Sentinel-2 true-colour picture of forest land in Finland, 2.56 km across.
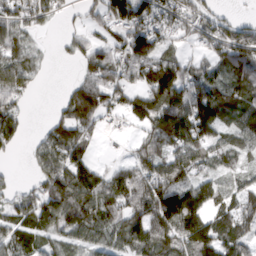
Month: March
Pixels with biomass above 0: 77%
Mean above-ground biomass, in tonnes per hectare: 76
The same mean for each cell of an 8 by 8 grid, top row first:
79 64 28 88 84 79 71 24
73 10 58 71 122 30 64 129
86 8 58 80 75 120 80 73
70 14 131 60 91 109 87 74
51 97 103 3 67 80 64 48
11 97 114 56 99 108 38 38
77 127 137 86 116 138 68 56
86 56 56 60 102 116 128 61
